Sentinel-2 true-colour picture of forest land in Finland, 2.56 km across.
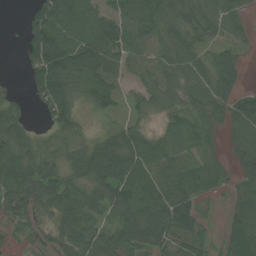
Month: July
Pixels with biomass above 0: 81%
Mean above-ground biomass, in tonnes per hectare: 60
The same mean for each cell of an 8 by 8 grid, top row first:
1 109 117 72 88 54 45 33
5 135 120 87 69 67 33 18
7 118 85 80 56 69 62 35
48 50 37 39 40 38 48 78
71 37 53 72 70 39 33 79
88 73 51 87 92 88 65 37
52 42 87 62 88 115 7 54
14 21 68 67 84 57 17 57
